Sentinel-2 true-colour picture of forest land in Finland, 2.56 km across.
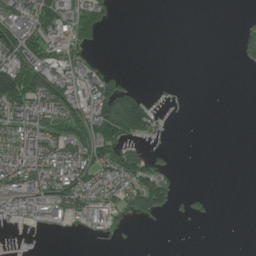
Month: July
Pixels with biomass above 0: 39%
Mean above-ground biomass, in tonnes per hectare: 41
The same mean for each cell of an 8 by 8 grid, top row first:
92 74 61 21 0 0 0 2
116 63 51 0 0 0 0 30
150 96 71 72 0 1 0 0
67 90 73 162 131 1 0 0
64 80 97 107 37 1 0 0
84 87 74 74 112 24 0 0
42 51 77 56 91 25 14 0
1 0 2 10 0 0 0 0
